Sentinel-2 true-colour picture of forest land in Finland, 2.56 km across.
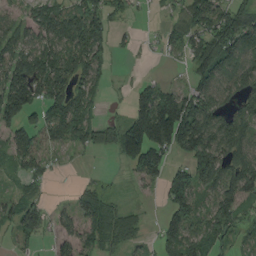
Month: August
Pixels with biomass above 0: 68%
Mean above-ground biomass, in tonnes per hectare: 97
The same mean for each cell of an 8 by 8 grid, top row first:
51 114 153 72 7 60 136 116
100 111 153 75 7 57 140 128
163 166 95 21 24 10 99 123
151 98 111 7 134 225 140 97
79 69 84 99 198 155 162 128
39 48 6 13 99 102 127 159
77 81 113 108 13 132 72 104
46 94 187 123 42 144 96 31
